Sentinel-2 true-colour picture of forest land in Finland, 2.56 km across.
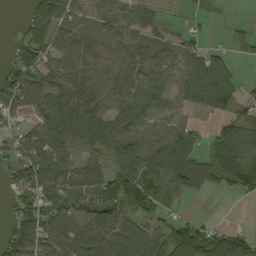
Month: September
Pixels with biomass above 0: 75%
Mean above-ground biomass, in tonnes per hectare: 64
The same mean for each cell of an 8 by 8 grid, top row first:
3 126 38 52 39 3 12 1
48 69 69 58 56 35 34 26
94 59 75 66 59 44 119 34
68 78 96 63 54 21 49 43
59 90 62 76 75 90 39 101
53 117 66 76 99 93 79 108
57 81 70 91 83 24 0 1
80 100 110 99 82 96 100 68
